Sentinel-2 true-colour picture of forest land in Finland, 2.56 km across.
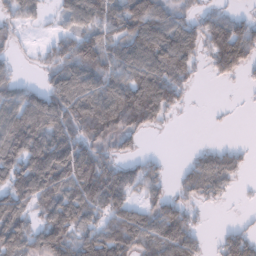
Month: February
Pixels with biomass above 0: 72%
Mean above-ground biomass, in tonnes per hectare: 93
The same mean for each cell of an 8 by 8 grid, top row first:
54 24 128 129 159 66 55 35
19 44 122 88 150 152 86 141
51 56 145 117 166 116 17 25
127 161 141 169 190 44 2 2
146 162 116 61 16 0 14 14
134 188 172 118 86 28 147 42
105 104 143 108 72 79 24 6
139 138 94 138 118 159 19 102
